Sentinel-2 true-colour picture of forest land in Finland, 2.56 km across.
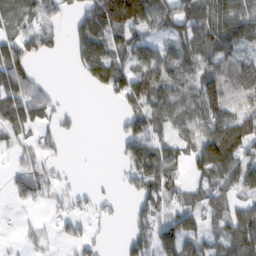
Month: February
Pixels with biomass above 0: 65%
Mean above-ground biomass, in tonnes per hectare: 68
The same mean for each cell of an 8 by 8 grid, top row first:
67 88 71 142 97 67 93 83
97 52 79 78 66 66 91 67
127 15 24 135 104 91 106 117
119 71 17 9 107 84 100 62
61 41 1 9 106 59 110 100
68 71 8 9 115 54 83 84
13 20 29 22 58 72 70 56
8 20 50 7 74 108 51 108
